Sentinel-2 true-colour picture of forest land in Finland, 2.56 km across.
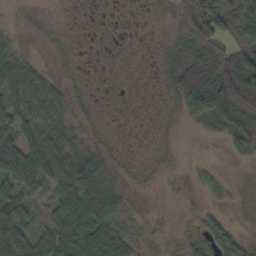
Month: October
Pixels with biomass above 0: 68%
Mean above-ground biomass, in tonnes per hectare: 30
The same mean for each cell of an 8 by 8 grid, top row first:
1 3 1 2 2 29 64 41
23 3 2 1 1 6 82 33
58 31 4 1 1 36 88 107
56 58 8 1 1 14 81 69
59 51 16 5 1 2 2 25
60 64 99 33 5 4 12 3
72 27 65 59 4 4 10 6
82 53 52 54 22 14 35 22
